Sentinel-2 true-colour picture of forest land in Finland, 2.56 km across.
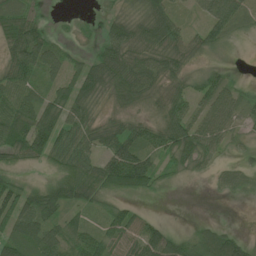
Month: June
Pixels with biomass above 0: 75%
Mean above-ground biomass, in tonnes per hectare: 52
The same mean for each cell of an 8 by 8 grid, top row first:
54 12 6 35 59 43 53 43
82 66 16 95 67 68 31 2
63 42 84 95 93 39 48 12
73 68 59 25 21 65 59 43
76 90 64 60 57 91 63 15
22 19 76 88 74 25 19 28
93 75 47 43 12 0 0 0
84 65 69 60 89 64 74 43
